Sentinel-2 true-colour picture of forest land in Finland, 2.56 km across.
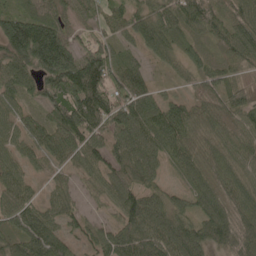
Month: May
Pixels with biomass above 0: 93%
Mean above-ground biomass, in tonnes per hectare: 74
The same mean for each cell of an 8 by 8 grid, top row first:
86 68 41 51 69 87 87 76
129 181 67 57 51 49 51 70
76 91 135 82 52 26 63 50
48 59 134 101 92 73 68 76
47 62 82 76 105 80 50 66
57 31 38 62 68 25 80 66
105 55 35 36 111 57 83 79
68 121 40 84 119 120 95 101
